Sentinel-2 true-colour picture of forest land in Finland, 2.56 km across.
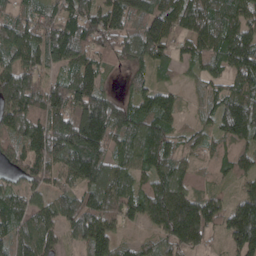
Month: April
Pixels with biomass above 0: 92%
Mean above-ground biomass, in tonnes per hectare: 103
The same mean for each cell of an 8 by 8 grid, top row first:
78 74 118 112 106 130 140 117
129 152 110 78 122 58 109 149
171 67 130 16 53 29 86 113
156 148 173 133 110 59 54 150
92 160 194 108 131 80 62 89
56 86 130 119 79 99 49 61
106 72 107 115 128 176 113 45
95 78 83 106 33 121 57 106
